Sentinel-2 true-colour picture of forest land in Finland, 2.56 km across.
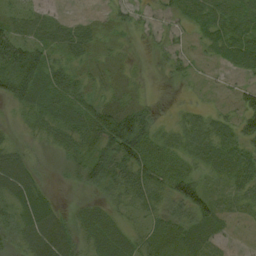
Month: August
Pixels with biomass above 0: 80%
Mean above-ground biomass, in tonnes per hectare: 29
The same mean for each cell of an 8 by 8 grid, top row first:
16 15 5 14 11 15 16 19
75 34 18 8 5 20 15 23
89 45 32 10 3 10 5 9
16 29 44 49 34 7 8 37
21 19 34 69 55 15 19 31
70 11 27 63 53 36 17 23
60 55 12 20 33 50 45 17
39 78 33 19 25 24 18 5
